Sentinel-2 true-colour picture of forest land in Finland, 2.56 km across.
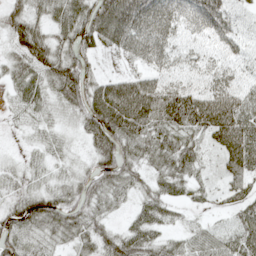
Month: May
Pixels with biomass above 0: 86%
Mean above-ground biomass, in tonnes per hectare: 54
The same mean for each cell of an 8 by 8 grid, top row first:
47 38 64 109 107 64 65 35
41 69 62 47 80 48 34 36
33 45 85 52 65 44 45 37
15 19 60 133 133 133 133 85
5 24 20 83 57 62 37 116
24 22 39 68 32 56 13 57
51 62 55 24 40 26 13 45
42 27 40 50 50 26 45 59
